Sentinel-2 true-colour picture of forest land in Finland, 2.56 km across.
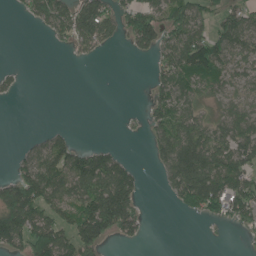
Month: June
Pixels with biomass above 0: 53%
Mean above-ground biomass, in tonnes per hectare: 65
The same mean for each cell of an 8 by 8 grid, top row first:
8 98 122 79 110 82 55 72
0 5 48 19 54 108 132 79
19 0 0 0 1 88 75 52
0 0 0 0 24 93 37 70
4 61 34 17 10 135 111 98
63 103 138 145 21 118 163 103
167 90 116 208 22 26 102 109
101 140 132 44 16 0 4 5
